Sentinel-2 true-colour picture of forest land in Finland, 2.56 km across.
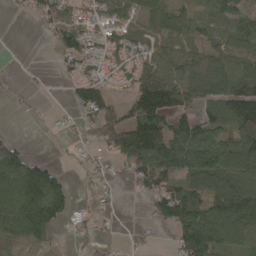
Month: April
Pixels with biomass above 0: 68%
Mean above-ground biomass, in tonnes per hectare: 68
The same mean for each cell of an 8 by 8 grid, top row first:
7 60 29 41 55 70 75 72
1 9 77 42 45 72 70 100
4 3 60 21 60 75 110 111
3 5 52 72 130 87 61 124
35 1 22 94 200 122 122 126
125 102 7 16 85 100 136 130
120 137 15 11 16 130 98 152
58 52 17 12 8 58 134 81
